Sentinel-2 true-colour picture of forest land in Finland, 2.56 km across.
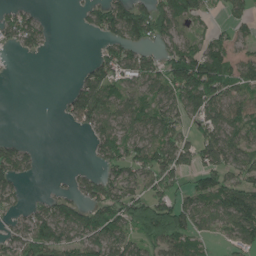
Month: June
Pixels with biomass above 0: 63%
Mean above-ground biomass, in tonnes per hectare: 71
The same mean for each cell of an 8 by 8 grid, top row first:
56 11 15 109 109 118 42 56
41 24 0 67 62 84 87 42
2 0 44 92 84 121 158 82
0 0 100 93 85 94 119 99
43 0 1 107 96 99 106 92
81 2 38 67 81 74 93 73
46 62 69 105 114 106 91 144
73 106 85 104 89 107 32 71
